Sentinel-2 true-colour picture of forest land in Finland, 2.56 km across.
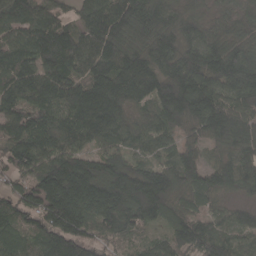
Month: April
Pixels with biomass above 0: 97%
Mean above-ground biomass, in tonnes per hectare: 132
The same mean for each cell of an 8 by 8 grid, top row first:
142 117 82 149 155 99 61 64
113 168 124 139 122 133 160 125
138 164 123 185 175 196 171 198
139 120 157 147 81 204 181 131
124 104 76 83 69 76 86 108
92 192 250 213 183 148 126 137
130 208 153 179 207 87 55 55
88 148 158 90 52 122 138 77
